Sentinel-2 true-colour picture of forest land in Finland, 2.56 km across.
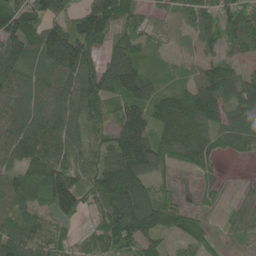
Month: June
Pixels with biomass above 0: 87%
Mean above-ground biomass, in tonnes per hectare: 83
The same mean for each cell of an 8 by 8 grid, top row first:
128 96 76 95 45 40 68 91
114 145 138 81 63 17 54 56
90 76 120 124 94 46 137 90
79 97 100 64 107 149 136 105
111 90 62 87 106 97 71 68
81 123 73 127 107 18 25 2
80 67 70 129 158 60 18 36
96 71 43 109 99 35 34 24
